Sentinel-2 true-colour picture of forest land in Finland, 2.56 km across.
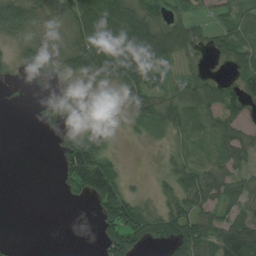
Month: August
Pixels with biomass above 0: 65%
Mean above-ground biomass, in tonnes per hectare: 46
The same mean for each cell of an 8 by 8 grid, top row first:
91 41 82 122 103 50 18 41
23 48 97 129 169 80 35 55
5 14 26 54 69 34 29 44
0 24 7 3 37 54 57 56
0 3 86 10 4 20 20 57
0 0 142 116 6 50 54 37
0 0 3 114 50 47 42 38
5 0 0 79 57 68 68 101
